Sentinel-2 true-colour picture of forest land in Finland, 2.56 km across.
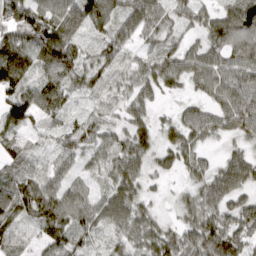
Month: March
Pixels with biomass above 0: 94%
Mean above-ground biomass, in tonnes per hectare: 65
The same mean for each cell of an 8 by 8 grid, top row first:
98 90 100 87 97 48 49 104
93 96 58 68 34 44 66 90
99 83 58 30 68 57 78 77
96 68 23 26 56 30 66 119
43 15 70 76 63 64 33 30
60 46 39 59 56 27 57 79
94 105 84 91 42 27 83 65
45 66 57 35 72 70 109 72
